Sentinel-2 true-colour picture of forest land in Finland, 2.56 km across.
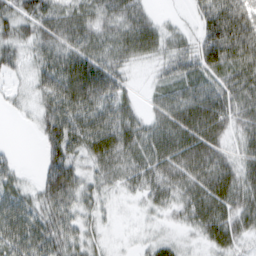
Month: February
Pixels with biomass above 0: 87%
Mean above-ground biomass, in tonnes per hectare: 51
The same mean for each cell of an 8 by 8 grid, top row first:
52 64 50 54 43 6 75 102
41 55 63 56 53 40 73 94
16 64 94 66 6 54 53 71
12 51 67 60 29 71 81 57
3 45 54 77 66 75 73 34
31 52 42 46 62 66 76 60
60 54 41 11 18 38 73 64
62 61 43 7 13 21 36 37
